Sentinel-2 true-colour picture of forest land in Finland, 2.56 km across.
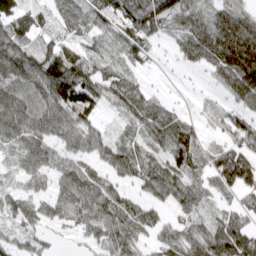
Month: March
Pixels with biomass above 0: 89%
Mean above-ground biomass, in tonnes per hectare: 66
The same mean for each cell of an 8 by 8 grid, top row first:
62 38 57 55 101 75 71 85
75 74 49 53 65 34 103 163
80 117 128 70 25 6 20 125
103 85 97 25 86 42 22 62
64 84 54 45 51 100 33 68
31 58 94 43 66 81 48 112
55 46 94 89 67 54 32 46
39 28 22 74 36 61 86 103
